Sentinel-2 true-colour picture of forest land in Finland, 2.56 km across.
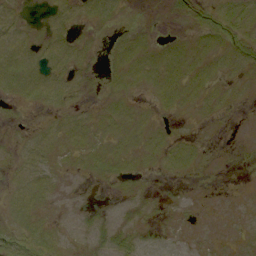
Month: September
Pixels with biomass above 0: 58%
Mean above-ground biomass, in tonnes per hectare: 5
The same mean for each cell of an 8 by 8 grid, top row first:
5 4 6 5 0 5 7 10
10 9 6 4 7 5 7 9
12 11 5 4 7 8 7 4
2 4 5 6 3 4 4 1
4 8 8 7 7 6 2 0
6 8 3 6 4 3 1 0
8 5 4 3 5 3 1 2
14 11 5 9 6 3 2 3
